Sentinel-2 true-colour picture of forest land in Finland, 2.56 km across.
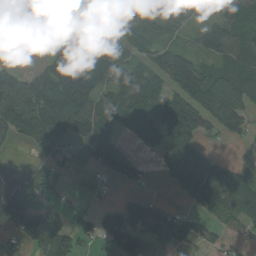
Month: August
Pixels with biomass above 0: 72%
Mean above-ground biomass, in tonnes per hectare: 79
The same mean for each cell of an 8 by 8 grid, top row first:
5 113 94 142 94 60 40 92
58 136 89 98 54 61 87 95
85 90 140 112 106 126 117 113
105 138 123 86 89 133 115 85
24 48 46 110 39 85 22 34
46 80 23 38 19 69 103 87
91 81 26 52 50 20 62 91
45 126 68 102 99 113 61 35
